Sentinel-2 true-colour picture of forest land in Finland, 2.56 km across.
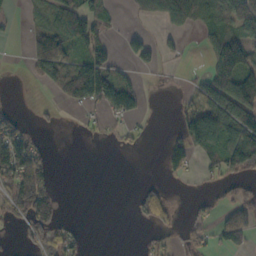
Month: October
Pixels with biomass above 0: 42%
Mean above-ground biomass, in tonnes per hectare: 52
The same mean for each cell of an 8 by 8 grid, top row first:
11 71 118 24 39 101 94 93
1 153 59 37 52 20 38 136
0 80 207 102 10 5 57 137
28 7 16 73 26 19 121 145
108 11 2 9 9 48 95 126
126 59 0 0 1 24 18 54
55 78 0 0 56 19 16 78
10 59 30 0 12 19 39 59
